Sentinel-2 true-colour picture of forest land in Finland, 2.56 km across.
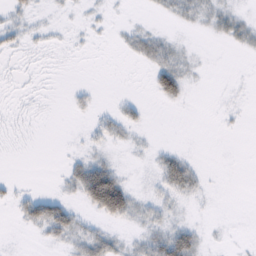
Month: February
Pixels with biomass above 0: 32%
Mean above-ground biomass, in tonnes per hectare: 10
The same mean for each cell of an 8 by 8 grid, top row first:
9 2 2 2 1 10 12 12
8 3 1 1 20 11 0 7
1 0 0 0 1 39 1 0
1 0 6 10 7 1 0 1
0 0 4 11 4 3 0 0
2 0 44 52 3 43 4 0
12 41 17 77 14 9 1 0
0 10 26 18 20 49 4 1
